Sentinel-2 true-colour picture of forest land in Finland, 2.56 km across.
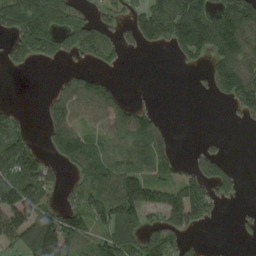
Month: August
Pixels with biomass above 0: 56%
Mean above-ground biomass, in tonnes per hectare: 87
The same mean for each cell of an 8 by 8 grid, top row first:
164 196 90 55 116 173 142 180
111 112 96 72 38 63 122 137
0 6 72 32 0 0 47 167
48 72 80 91 71 0 0 64
149 53 112 78 110 27 19 0
138 90 56 113 100 76 119 33
148 74 103 151 151 218 85 10
95 211 107 125 115 95 9 8
